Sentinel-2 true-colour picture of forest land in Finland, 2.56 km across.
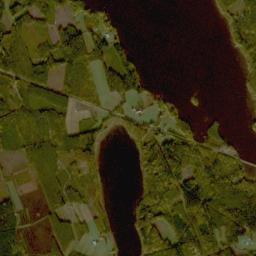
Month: October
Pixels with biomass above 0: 57%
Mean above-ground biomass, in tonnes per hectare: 61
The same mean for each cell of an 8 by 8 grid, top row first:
70 46 59 27 0 0 13 81
88 59 126 95 3 0 0 53
84 70 59 120 58 0 0 35
82 84 22 43 38 37 13 5
55 86 114 8 91 92 57 12
10 73 51 3 67 96 96 68
49 63 34 17 88 131 172 224
85 52 39 17 106 123 153 126
